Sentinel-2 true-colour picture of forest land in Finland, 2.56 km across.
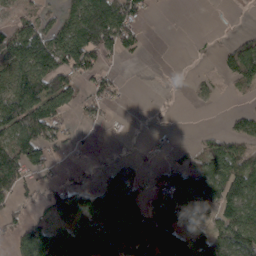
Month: March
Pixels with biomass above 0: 55%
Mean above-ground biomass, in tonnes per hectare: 65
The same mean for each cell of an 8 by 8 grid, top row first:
37 37 115 161 35 0 0 1
138 142 155 87 21 0 3 73
101 124 61 33 0 2 15 70
143 116 32 12 2 5 7 22
120 97 15 2 7 14 30 52
101 30 19 53 30 73 106 105
35 58 143 91 68 74 85 128
60 118 120 129 109 139 80 124
